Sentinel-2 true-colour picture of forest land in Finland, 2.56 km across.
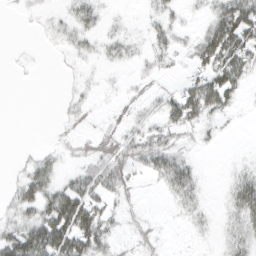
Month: March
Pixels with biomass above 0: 53%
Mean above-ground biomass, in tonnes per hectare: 17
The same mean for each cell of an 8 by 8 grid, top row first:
1 5 20 3 5 9 16 52
0 2 10 14 8 13 47 53
1 0 4 2 7 6 40 32
0 0 9 6 8 34 35 5
0 2 9 22 27 15 5 0
6 25 21 30 10 38 1 15
20 40 65 14 4 8 6 36
47 74 56 15 10 1 3 19
